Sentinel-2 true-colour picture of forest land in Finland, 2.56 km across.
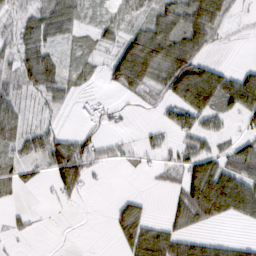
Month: February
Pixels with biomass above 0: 59%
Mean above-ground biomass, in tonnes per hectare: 42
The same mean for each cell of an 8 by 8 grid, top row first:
21 59 33 24 35 60 78 8
42 50 22 34 99 78 28 2
45 71 24 56 86 105 100 65
49 19 16 17 5 54 68 55
57 68 51 20 12 30 28 39
33 32 81 1 5 24 107 87
9 2 4 15 23 37 111 80
9 0 0 9 93 68 33 19
